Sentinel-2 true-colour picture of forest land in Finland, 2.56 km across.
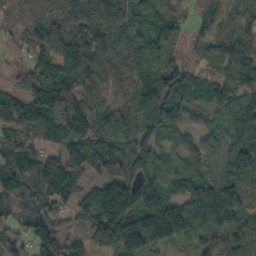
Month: October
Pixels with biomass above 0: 94%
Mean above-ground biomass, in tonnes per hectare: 103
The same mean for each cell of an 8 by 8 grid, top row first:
62 52 132 128 72 80 66 113
38 70 116 119 98 79 101 143
44 105 111 97 109 90 60 131
92 116 135 115 136 95 60 175
102 70 120 134 96 51 71 139
130 143 78 117 134 88 71 127
78 92 66 210 144 117 160 126
67 127 62 154 141 77 92 102
